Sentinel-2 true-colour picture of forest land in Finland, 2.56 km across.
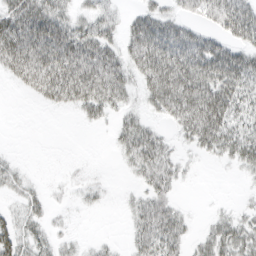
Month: March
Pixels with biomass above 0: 62%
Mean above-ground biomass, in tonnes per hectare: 27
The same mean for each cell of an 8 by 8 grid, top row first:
49 53 20 18 30 23 27 49
60 71 47 26 62 63 41 30
20 50 53 38 38 74 57 48
0 5 17 20 15 46 69 36
0 0 0 9 38 11 35 40
15 1 4 1 21 17 0 7
11 12 6 2 25 17 2 8
37 19 7 4 28 28 24 34
